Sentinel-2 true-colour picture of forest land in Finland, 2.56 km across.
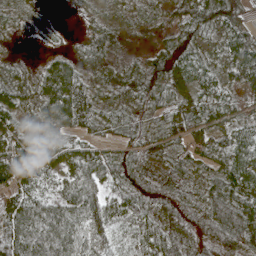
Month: May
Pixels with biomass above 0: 91%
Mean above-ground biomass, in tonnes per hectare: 52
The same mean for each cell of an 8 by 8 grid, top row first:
20 10 9 19 22 40 78 54
5 12 28 38 16 65 31 65
52 72 52 38 67 58 37 42
48 70 79 38 39 61 49 23
53 51 49 33 53 45 62 66
71 43 76 61 51 51 51 79
72 85 88 64 52 68 65 83
103 109 78 44 47 56 47 57
